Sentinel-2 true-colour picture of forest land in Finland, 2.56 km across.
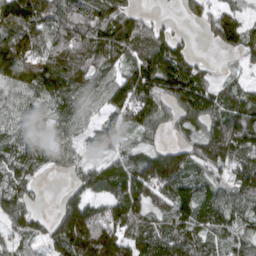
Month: April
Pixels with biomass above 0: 85%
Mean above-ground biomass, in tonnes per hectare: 94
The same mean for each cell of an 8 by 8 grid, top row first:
178 119 100 122 37 15 64 61
167 97 118 138 96 104 14 85
119 144 101 88 160 170 62 37
56 60 79 73 109 85 108 127
86 82 55 60 61 62 135 126
81 23 61 98 131 143 68 97
105 13 131 91 92 100 102 93
62 82 179 139 113 103 71 71
